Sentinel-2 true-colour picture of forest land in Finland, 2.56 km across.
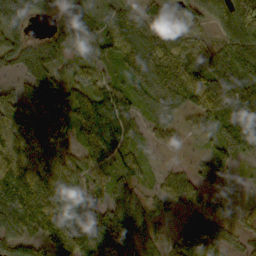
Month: October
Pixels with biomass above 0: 87%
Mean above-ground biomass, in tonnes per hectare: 67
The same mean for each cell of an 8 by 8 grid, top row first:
86 31 57 56 58 44 65 118
59 58 49 59 109 84 53 97
27 54 57 41 73 101 115 91
69 81 65 111 38 45 74 85
91 76 46 72 33 18 38 71
165 87 60 51 30 34 27 7
184 150 51 68 56 23 25 13
67 120 141 107 45 33 52 12
